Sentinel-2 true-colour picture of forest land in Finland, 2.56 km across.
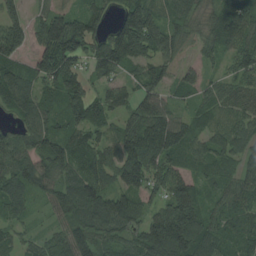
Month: August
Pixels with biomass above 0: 90%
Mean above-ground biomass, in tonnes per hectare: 96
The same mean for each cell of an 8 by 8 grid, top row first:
81 84 91 45 148 75 44 127
127 157 134 148 142 68 54 100
118 101 94 68 89 59 48 82
81 73 120 79 100 61 72 87
82 106 99 84 156 129 80 82
107 98 103 94 123 107 62 83
68 55 128 135 75 158 58 78
58 68 120 81 136 209 95 74
